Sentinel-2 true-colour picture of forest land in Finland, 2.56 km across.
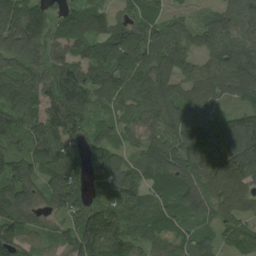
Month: August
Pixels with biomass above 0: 91%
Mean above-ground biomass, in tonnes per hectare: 89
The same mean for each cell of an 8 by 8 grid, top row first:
108 63 82 53 81 28 42 93
108 72 68 124 135 77 77 96
84 80 113 116 94 78 108 102
109 99 101 55 68 97 113 63
68 141 89 83 58 106 127 127
102 87 80 128 57 87 115 151
122 60 92 116 74 73 75 101
89 34 133 128 62 71 50 40
